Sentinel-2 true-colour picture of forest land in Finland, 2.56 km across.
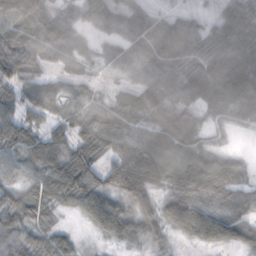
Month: October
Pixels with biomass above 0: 86%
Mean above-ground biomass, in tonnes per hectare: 60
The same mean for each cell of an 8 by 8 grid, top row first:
75 40 40 60 60 37 28 114
80 50 41 38 63 75 79 102
54 35 36 22 61 75 89 120
47 40 51 69 77 94 45 59
61 74 66 56 80 80 37 2
36 59 88 82 102 77 103 50
62 53 44 69 67 76 57 43
64 51 14 34 43 21 63 57
